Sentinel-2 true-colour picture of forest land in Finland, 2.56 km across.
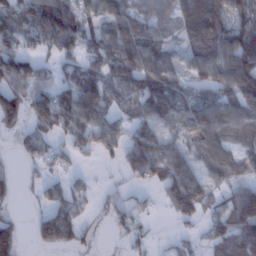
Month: January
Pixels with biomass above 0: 69%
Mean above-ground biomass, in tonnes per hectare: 58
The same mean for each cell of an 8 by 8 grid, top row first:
74 106 87 69 53 62 118 63
57 43 62 68 81 32 92 112
93 40 84 60 74 52 51 106
87 90 106 45 57 70 80 66
20 37 47 51 84 51 67 54
16 22 16 4 61 94 33 44
9 37 29 29 19 61 26 136
59 60 34 6 24 16 35 96
